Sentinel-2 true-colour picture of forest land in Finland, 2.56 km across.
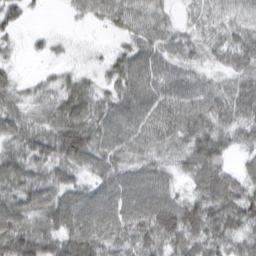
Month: March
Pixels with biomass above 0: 90%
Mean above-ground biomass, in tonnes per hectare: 54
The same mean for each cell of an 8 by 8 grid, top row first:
33 3 20 46 56 18 38 56
14 17 6 18 61 48 33 65
23 21 35 41 76 65 32 42
47 40 82 59 65 73 64 56
52 68 97 66 54 43 74 35
72 57 39 65 54 32 83 42
75 74 76 67 74 72 85 87
88 69 82 58 60 61 67 52
